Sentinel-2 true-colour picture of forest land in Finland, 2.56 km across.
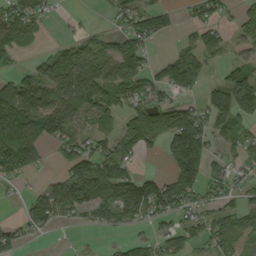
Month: September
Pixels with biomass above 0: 64%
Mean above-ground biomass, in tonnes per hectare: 79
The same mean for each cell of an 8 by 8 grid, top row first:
93 36 7 31 48 5 63 56
93 28 65 66 69 31 108 42
74 138 132 117 96 105 50 107
175 134 96 89 131 121 100 130
157 65 81 67 84 135 91 72
50 20 155 135 65 140 77 34
8 113 88 111 117 89 49 81
44 10 9 14 44 98 81 67
